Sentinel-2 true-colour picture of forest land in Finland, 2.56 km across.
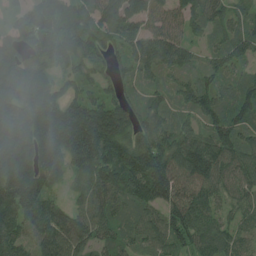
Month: July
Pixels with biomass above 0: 94%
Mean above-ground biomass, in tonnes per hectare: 133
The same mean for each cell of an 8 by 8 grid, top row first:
77 174 153 147 129 94 116 66
116 190 153 80 141 134 57 119
176 122 103 71 67 73 87 75
206 215 198 176 90 68 131 112
249 216 247 201 159 141 124 120
213 155 93 155 221 160 146 102
184 141 90 104 111 157 107 80
127 147 129 76 85 127 113 94
